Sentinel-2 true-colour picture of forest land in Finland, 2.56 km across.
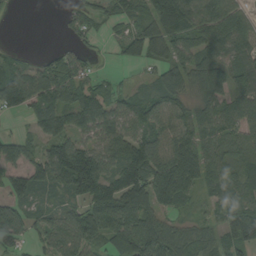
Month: August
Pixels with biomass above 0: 78%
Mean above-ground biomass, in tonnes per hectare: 80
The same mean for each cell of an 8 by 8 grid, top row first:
3 0 47 42 71 157 125 74
10 9 30 18 91 67 87 67
102 94 70 27 21 83 100 73
52 97 113 87 75 72 69 82
70 69 71 78 104 116 75 84
67 95 214 111 149 212 102 79
66 49 72 154 123 69 27 90
40 60 94 92 139 71 45 109
